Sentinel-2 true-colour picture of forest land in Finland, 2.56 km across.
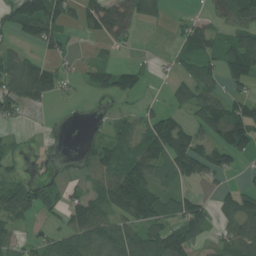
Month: July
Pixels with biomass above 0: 60%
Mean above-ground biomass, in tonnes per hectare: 62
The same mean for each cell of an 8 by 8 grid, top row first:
91 131 53 109 53 8 35 122
31 50 3 25 2 30 62 107
130 121 23 70 32 39 72 88
41 12 1 17 31 44 114 80
13 3 22 68 100 134 80 110
28 15 20 84 117 79 65 15
109 45 78 80 115 63 41 87
39 55 89 93 92 99 26 93
